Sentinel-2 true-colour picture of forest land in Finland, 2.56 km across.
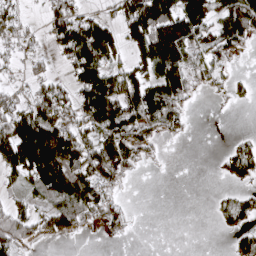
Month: April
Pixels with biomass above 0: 55%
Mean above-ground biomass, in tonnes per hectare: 66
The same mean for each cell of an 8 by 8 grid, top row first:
53 52 66 32 160 135 105 146
38 30 140 98 113 154 80 49
19 44 84 98 101 120 40 18
95 111 93 137 143 64 1 2
163 181 101 108 56 8 0 29
61 154 100 74 6 0 1 65
46 61 102 50 0 0 3 63
64 33 8 9 0 0 0 40
